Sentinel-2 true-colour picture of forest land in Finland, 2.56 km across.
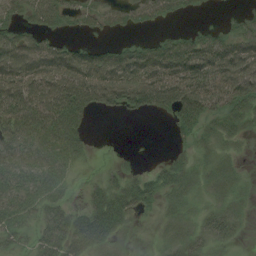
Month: August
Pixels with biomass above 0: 70%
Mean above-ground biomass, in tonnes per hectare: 44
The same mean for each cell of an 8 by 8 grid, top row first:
31 55 23 28 34 22 3 17
88 63 37 34 45 60 61 64
96 97 105 98 95 83 77 91
87 95 67 21 28 50 50 44
69 69 42 0 0 13 25 13
56 62 11 17 21 35 33 18
46 46 22 61 22 26 27 20
21 53 60 35 0 38 30 9
